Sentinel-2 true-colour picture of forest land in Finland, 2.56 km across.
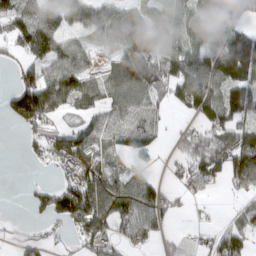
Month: March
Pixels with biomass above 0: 68%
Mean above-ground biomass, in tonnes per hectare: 74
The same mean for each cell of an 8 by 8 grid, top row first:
98 83 81 83 65 56 89 78
62 122 57 67 100 84 105 152
45 95 114 78 125 111 119 140
86 117 71 65 69 22 110 103
2 76 106 58 77 27 96 107
0 5 96 81 56 22 92 99
0 82 169 126 108 30 5 35
23 26 42 65 61 28 36 81
